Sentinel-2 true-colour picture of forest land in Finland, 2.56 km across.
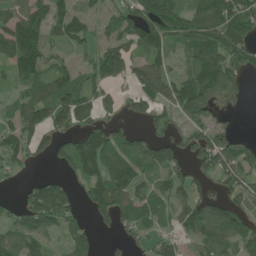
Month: June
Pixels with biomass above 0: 70%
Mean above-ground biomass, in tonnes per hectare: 80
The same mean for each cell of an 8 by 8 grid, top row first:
102 126 52 48 128 99 108 93
177 87 38 95 89 52 119 76
73 84 64 90 145 73 116 54
67 131 118 43 52 74 82 12
90 64 103 95 100 75 118 61
17 36 60 118 53 54 47 74
52 210 48 116 65 63 77 47
96 58 78 13 36 72 79 66
